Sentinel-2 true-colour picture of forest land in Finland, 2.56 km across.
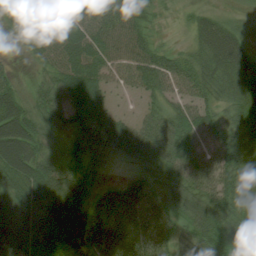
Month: August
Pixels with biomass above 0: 92%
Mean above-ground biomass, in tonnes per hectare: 56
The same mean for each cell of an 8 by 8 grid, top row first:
57 79 76 85 45 8 29 11
8 78 84 74 64 18 71 56
24 42 96 38 60 55 54 64
84 53 57 45 26 47 52 53
105 32 37 45 69 69 58 58
83 65 45 11 32 53 70 59
63 63 67 67 50 49 68 47
63 91 66 74 53 36 74 65
